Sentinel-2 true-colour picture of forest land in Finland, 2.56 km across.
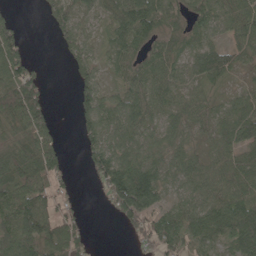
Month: May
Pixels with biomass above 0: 79%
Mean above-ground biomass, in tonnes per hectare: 58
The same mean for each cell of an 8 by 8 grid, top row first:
16 38 59 63 109 44 71 70
68 1 62 54 53 44 71 54
95 15 42 32 72 54 60 17
102 50 45 68 66 42 41 54
68 72 30 69 60 44 37 64
89 70 6 108 114 48 55 59
100 60 24 50 108 51 75 74
92 76 51 0 40 54 60 73
